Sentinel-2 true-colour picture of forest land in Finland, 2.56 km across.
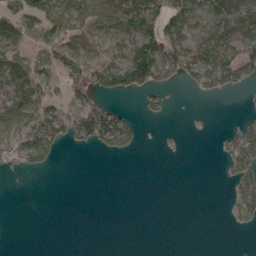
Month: April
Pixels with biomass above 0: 43%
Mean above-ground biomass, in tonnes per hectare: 38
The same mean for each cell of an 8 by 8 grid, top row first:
69 61 58 71 80 78 65 91
54 48 51 31 90 89 96 82
56 49 77 98 98 42 72 63
67 67 81 78 19 1 1 5
64 92 28 61 9 2 0 67
9 6 0 0 0 0 0 48
0 0 0 0 0 0 0 43
0 0 0 0 0 0 0 0
